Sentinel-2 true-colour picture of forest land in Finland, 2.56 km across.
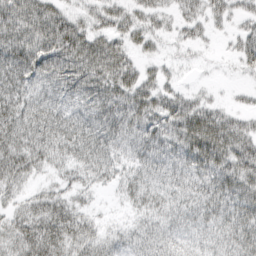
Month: March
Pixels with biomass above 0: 86%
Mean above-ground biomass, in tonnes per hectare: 52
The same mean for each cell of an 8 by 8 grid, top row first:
80 72 32 47 41 33 43 27
85 86 84 62 29 17 12 35
86 56 82 76 46 18 5 9
79 63 51 74 62 66 51 28
72 70 71 58 62 62 77 63
59 23 35 34 48 59 65 64
31 56 32 6 40 49 51 64
55 80 55 27 54 44 44 56
